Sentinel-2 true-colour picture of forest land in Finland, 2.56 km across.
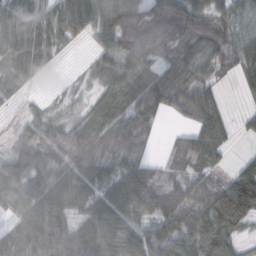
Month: October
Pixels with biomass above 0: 83%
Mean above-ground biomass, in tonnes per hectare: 62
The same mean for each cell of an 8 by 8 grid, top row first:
68 74 112 90 63 77 54 41
74 63 5 65 63 49 74 64
24 9 8 68 70 59 38 38
8 28 24 79 66 32 80 12
32 72 73 72 31 41 87 5
80 89 81 61 77 37 40 68
64 105 62 87 78 73 84 110
75 123 102 88 91 95 98 31
